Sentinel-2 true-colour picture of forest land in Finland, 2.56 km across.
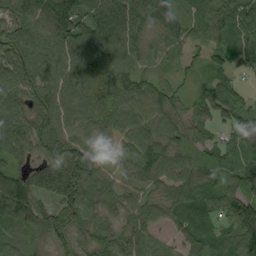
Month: September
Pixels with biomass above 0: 94%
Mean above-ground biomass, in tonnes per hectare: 75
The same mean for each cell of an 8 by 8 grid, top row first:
75 113 119 131 102 53 80 85
85 88 113 116 58 40 64 78
85 81 90 105 56 32 56 33
59 87 81 82 83 58 66 86
71 82 77 41 75 65 47 56
69 99 132 42 63 81 58 77
122 57 94 55 60 64 80 116
57 54 41 59 60 39 75 105
